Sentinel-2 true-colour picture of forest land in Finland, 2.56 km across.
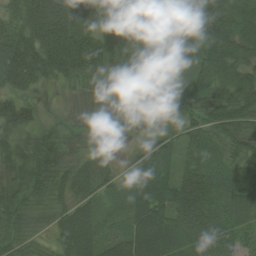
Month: August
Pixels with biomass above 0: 93%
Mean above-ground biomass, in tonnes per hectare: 55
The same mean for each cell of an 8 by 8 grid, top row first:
55 124 78 52 48 54 92 80
86 98 101 41 44 57 82 71
71 39 43 35 37 42 77 62
54 6 39 50 26 37 76 83
41 57 27 2 39 47 49 58
42 58 51 20 58 52 67 49
47 42 53 17 70 73 74 67
45 22 83 38 70 61 70 45
